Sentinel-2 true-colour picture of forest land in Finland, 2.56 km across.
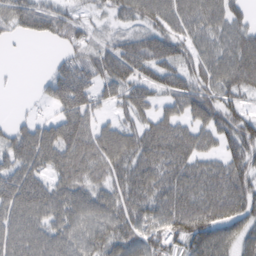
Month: February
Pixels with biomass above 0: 82%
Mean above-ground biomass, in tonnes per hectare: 73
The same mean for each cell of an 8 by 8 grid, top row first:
70 68 29 32 67 83 84 47
2 5 50 57 101 79 61 88
2 39 92 93 86 84 76 93
4 17 114 35 53 56 90 58
75 98 110 99 92 110 47 100
88 62 86 77 94 91 93 95
90 88 81 76 74 97 101 84
82 80 72 81 75 70 95 61
